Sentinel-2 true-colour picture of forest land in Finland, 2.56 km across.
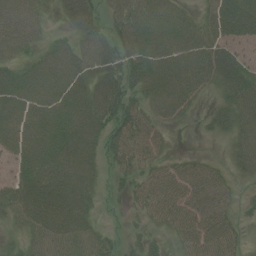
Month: July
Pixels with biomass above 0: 82%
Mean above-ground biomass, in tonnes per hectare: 51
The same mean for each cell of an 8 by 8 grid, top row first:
63 21 55 32 60 43 36 69
43 38 43 48 61 58 61 39
69 88 60 51 65 65 47 66
76 83 78 67 49 38 17 59
65 90 78 46 56 4 6 43
52 96 72 23 42 44 47 29
60 88 64 6 38 54 63 21
24 63 50 22 30 28 62 27
